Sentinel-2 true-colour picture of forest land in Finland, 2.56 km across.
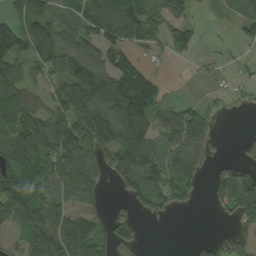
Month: September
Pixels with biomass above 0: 67%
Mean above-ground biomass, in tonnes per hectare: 75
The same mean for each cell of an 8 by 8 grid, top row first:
72 102 94 115 71 55 11 54
101 98 112 103 52 53 7 28
85 46 116 148 96 2 15 24
109 75 145 139 81 55 35 10
102 109 132 137 99 96 57 13
123 110 94 57 121 111 27 78
123 118 65 27 40 39 9 65
39 138 179 97 19 0 17 47
